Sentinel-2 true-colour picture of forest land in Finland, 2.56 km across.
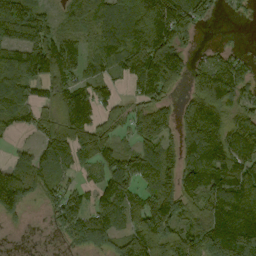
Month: September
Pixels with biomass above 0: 79%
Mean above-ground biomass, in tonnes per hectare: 101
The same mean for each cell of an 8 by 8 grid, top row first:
171 65 69 139 190 156 47 14
123 149 71 138 194 127 22 12
132 121 83 63 145 97 150 122
97 61 121 73 87 72 171 100
4 76 98 79 91 83 180 162
88 87 39 113 116 108 148 138
75 39 57 119 96 102 92 169
4 7 70 82 141 107 138 171
